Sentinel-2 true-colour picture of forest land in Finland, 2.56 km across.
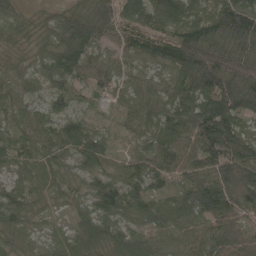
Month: May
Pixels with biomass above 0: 98%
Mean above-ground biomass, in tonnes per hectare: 68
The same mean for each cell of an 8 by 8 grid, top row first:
59 32 90 88 64 73 66 137
28 55 113 46 58 93 114 119
40 64 58 53 38 71 131 115
51 53 38 27 64 72 105 92
56 64 95 39 41 90 105 88
32 53 39 43 76 61 61 106
83 32 41 93 68 52 82 70
51 43 81 68 45 48 82 36
